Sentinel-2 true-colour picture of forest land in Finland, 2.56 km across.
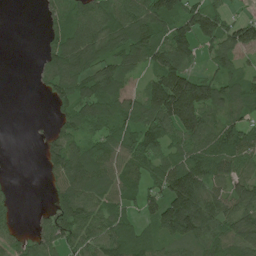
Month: June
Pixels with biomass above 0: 76%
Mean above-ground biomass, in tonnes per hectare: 80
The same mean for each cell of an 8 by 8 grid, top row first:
0 36 99 93 105 120 102 28
0 60 140 90 128 135 56 115
0 68 109 111 56 149 73 72
0 13 96 93 105 187 109 66
0 46 72 84 105 72 105 96
2 35 131 84 73 136 105 64
18 32 112 68 57 157 103 98
45 74 84 96 69 79 85 94
